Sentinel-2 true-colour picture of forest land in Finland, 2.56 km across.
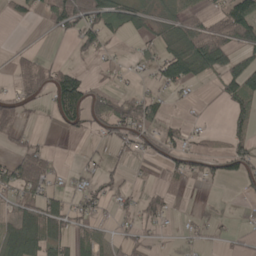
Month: May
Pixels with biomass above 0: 46%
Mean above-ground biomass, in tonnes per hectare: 42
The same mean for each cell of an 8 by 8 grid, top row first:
26 49 102 66 34 46 49 118
13 3 39 12 17 60 146 73
32 64 58 18 13 81 25 108
61 21 81 78 61 4 2 50
33 10 4 27 34 44 24 46
86 60 21 31 4 32 35 51
48 77 40 19 36 11 8 1
68 81 55 27 26 7 20 15
